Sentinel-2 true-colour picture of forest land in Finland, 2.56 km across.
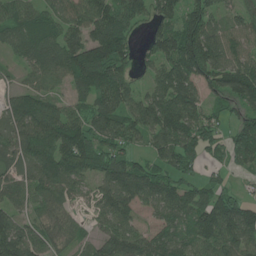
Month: June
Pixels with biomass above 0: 84%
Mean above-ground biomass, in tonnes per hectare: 88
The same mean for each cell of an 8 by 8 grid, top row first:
90 77 84 112 65 82 101 53
60 100 121 158 39 145 130 64
25 63 120 127 31 120 87 112
112 86 70 116 112 129 56 72
92 126 139 93 47 107 73 95
60 111 97 123 103 76 36 16
59 55 27 94 51 94 117 112
120 59 40 110 86 84 100 106
